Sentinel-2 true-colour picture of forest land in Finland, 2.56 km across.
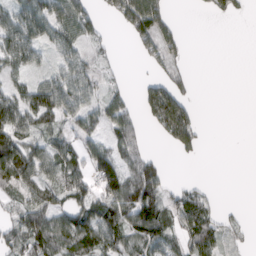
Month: March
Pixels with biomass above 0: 58%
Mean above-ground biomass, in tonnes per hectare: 51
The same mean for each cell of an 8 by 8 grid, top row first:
67 82 93 33 129 15 11 12
92 37 49 13 45 39 0 0
41 47 82 19 23 42 0 0
88 97 74 67 62 195 0 0
89 51 49 57 31 77 5 0
88 54 60 82 83 3 2 0
37 67 66 78 106 49 40 5
52 94 88 70 76 43 72 14
